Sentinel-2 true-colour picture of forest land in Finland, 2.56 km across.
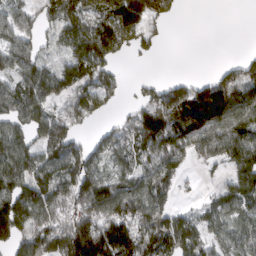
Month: March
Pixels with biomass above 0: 71%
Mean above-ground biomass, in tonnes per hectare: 101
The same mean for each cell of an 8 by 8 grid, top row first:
74 62 103 137 146 24 0 0
108 25 141 115 40 0 0 1
85 119 114 57 18 36 70 106
91 79 107 26 119 225 217 141
106 111 70 78 128 169 113 139
124 119 162 72 99 75 13 106
142 133 138 140 122 58 62 102
121 193 264 249 155 171 76 96
